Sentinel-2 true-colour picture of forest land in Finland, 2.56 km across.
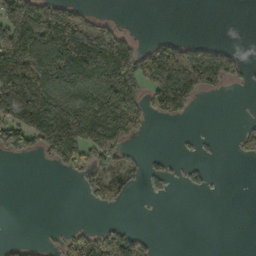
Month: October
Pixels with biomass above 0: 39%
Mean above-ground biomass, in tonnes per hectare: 76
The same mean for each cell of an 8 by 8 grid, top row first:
204 219 95 13 0 0 0 0
255 221 318 258 61 102 80 14
250 144 158 209 122 228 116 29
185 189 178 137 70 91 0 0
81 125 172 96 6 4 5 30
0 1 30 72 30 14 15 0
0 0 1 22 1 0 0 0
13 7 69 97 33 0 0 0
